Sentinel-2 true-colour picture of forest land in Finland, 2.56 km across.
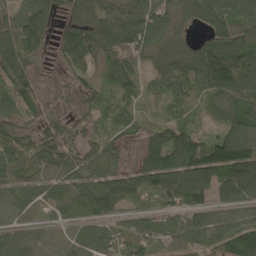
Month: May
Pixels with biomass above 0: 91%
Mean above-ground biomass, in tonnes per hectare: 97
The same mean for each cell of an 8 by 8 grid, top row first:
96 88 93 113 136 80 118 110
132 52 128 121 125 96 124 142
105 31 49 95 57 114 131 150
76 68 53 72 39 63 49 128
92 118 85 76 68 154 110 163
57 71 94 101 117 152 128 164
47 45 59 88 90 108 75 82
83 61 82 98 124 97 100 153
